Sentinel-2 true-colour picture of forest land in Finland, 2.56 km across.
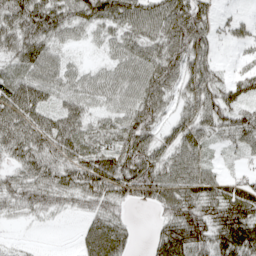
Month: April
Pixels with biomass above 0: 88%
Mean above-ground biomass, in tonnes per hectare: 66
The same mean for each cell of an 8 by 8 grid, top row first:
93 112 74 97 87 90 51 23
76 66 16 40 75 72 53 22
67 70 52 60 73 63 74 46
99 68 67 49 75 42 80 64
79 82 68 61 80 63 41 42
59 76 86 112 103 78 66 40
50 55 39 63 18 90 85 115
10 2 32 90 11 112 85 104
